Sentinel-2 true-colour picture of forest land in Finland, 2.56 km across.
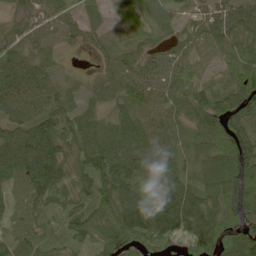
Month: May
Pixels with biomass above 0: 93%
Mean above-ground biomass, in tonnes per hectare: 68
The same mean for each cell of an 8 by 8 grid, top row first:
43 53 48 19 41 35 49 62
58 39 18 34 47 42 60 81
79 51 13 56 66 67 39 77
79 70 49 57 71 59 91 91
93 103 78 98 88 47 51 73
60 103 62 104 90 62 60 109
43 81 63 110 110 107 85 100
61 51 55 95 85 64 117 104
